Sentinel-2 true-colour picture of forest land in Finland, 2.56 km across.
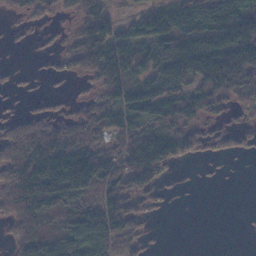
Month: November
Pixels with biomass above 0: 65%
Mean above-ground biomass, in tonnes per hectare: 74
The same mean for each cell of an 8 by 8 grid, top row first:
16 28 66 52 86 123 138 151
2 8 92 128 101 152 181 190
7 6 18 104 81 126 148 109
13 25 33 81 87 104 60 26
80 119 118 57 133 97 33 22
122 184 185 93 109 7 3 0
97 110 72 125 28 2 0 1
54 91 142 96 31 0 0 0
